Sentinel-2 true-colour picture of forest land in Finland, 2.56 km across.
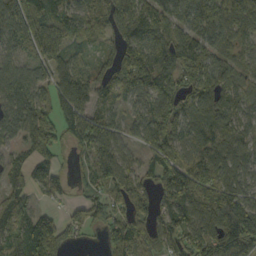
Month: September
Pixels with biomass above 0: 85%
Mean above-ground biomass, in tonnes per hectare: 102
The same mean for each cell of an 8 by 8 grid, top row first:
142 140 101 115 156 100 144 123
73 120 49 63 136 155 107 71
91 72 99 115 138 112 132 68
116 92 114 68 77 114 126 75
58 125 77 95 79 115 118 93
59 103 35 115 61 147 126 100
78 35 54 99 58 116 144 168
98 157 25 80 75 81 100 243
